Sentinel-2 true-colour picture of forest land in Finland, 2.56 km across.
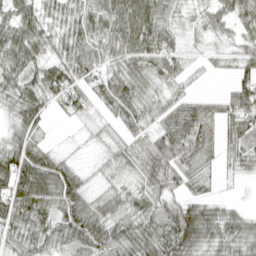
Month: April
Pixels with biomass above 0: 88%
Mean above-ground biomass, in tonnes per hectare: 50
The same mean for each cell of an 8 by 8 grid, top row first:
52 37 50 67 62 34 40 53
68 39 59 59 75 49 20 35
53 58 48 34 44 44 10 46
43 33 37 22 34 63 51 57
52 23 11 34 38 76 51 56
93 91 44 25 43 63 29 23
68 60 68 50 52 71 44 13
57 56 70 68 62 98 58 53
